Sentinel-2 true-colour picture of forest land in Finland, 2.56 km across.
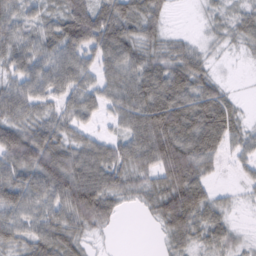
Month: February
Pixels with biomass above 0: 86%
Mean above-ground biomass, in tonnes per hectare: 56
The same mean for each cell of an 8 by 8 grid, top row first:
49 40 88 81 63 4 18 36
57 54 75 75 53 42 18 19
54 68 57 56 80 87 49 2
61 44 58 39 84 99 96 29
103 84 51 46 79 101 82 40
72 85 77 62 48 91 40 18
74 63 95 45 29 98 61 10
60 76 42 5 0 49 49 22
